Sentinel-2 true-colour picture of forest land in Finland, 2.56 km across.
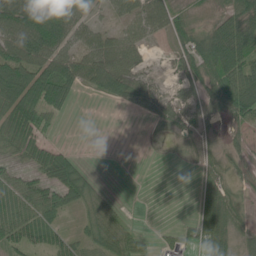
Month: June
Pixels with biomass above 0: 67%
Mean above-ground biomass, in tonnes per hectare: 47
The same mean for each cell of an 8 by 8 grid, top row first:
96 101 59 31 62 38 16 62
116 106 52 72 33 32 71 75
111 129 83 122 41 26 61 101
98 58 1 2 38 57 46 67
52 42 1 0 2 14 15 17
43 54 45 0 0 0 28 26
66 60 37 20 0 0 42 32
67 51 34 50 25 34 52 33
